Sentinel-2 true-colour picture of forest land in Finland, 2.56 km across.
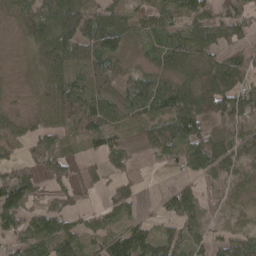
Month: April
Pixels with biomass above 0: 81%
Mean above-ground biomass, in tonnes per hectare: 67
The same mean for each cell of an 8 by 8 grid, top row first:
62 86 123 71 37 48 82 65
15 151 140 90 36 78 72 59
15 81 51 72 80 77 121 66
24 65 73 57 77 139 114 108
31 49 28 46 40 100 109 100
95 66 61 30 6 13 63 69
97 45 29 56 19 74 31 42
55 89 71 80 82 61 38 49
